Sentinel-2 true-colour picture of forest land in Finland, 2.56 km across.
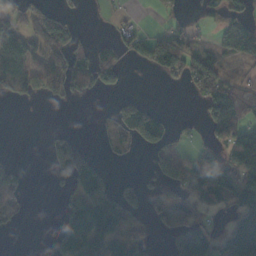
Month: October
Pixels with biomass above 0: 48%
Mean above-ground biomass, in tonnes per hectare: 53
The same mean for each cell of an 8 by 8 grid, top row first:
44 83 12 12 2 22 29 60
105 79 47 53 59 89 37 69
88 60 69 57 0 25 107 37
0 1 0 30 88 3 69 100
0 21 45 20 67 24 48 93
33 14 111 31 16 56 99 111
25 0 103 109 44 132 40 85
0 15 114 77 36 61 70 140
